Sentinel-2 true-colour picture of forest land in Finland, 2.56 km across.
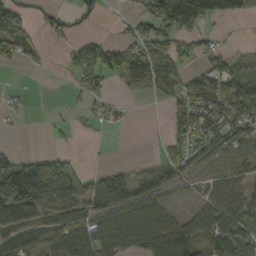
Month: September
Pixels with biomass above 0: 57%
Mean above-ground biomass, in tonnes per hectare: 58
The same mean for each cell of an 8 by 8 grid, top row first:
91 28 30 4 73 167 80 53
66 13 33 66 78 76 47 9
0 0 37 29 73 70 77 84
13 4 15 19 0 54 117 93
4 4 2 1 0 46 88 73
116 145 84 59 32 60 40 42
108 77 72 67 81 31 66 83
77 71 104 87 87 138 64 75
